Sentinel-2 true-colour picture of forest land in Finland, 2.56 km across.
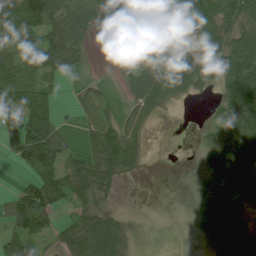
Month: July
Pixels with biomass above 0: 68%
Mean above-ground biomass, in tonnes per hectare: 52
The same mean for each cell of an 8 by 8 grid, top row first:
111 90 83 60 34 47 81 63
94 105 50 16 49 83 43 68
89 43 8 8 63 106 35 107
85 56 30 23 39 3 8 103
64 96 17 81 30 0 36 106
11 71 70 44 6 0 44 79
70 86 34 13 0 0 71 54
57 32 85 113 6 1 37 49
